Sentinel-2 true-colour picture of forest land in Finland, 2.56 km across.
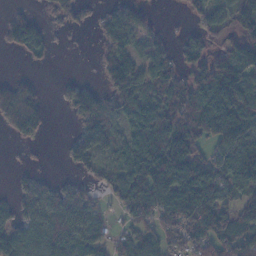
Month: November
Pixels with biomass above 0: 69%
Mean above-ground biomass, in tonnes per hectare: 63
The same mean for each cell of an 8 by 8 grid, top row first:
42 20 28 52 27 3 59 79
55 40 1 61 59 32 46 98
39 3 18 67 56 70 113 133
101 37 54 73 111 88 142 126
12 4 52 54 105 99 58 94
11 13 24 47 104 127 100 103
36 61 75 26 86 132 102 59
74 65 70 37 61 56 64 87
